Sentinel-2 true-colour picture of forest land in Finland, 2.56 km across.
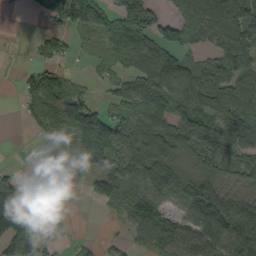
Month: September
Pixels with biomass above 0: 70%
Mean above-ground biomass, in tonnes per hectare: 82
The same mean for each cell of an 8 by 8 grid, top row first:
4 26 114 68 121 61 103 111
3 45 22 61 108 100 50 140
16 98 26 47 97 134 105 110
7 186 155 50 106 86 116 123
0 32 120 153 147 123 118 78
22 4 20 99 127 121 107 76
151 14 0 37 127 56 170 111
109 21 10 13 59 106 128 174
